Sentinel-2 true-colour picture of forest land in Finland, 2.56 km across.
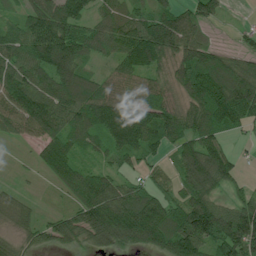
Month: July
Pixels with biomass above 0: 87%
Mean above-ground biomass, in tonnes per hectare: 94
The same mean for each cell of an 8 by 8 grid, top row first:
43 137 94 77 74 101 62 4
80 186 104 76 178 129 77 33
119 100 110 67 70 80 159 133
123 140 105 144 119 89 149 156
25 89 61 92 112 74 120 14
6 36 82 67 48 54 162 49
52 10 89 132 145 86 126 92
39 65 76 110 129 157 126 178
